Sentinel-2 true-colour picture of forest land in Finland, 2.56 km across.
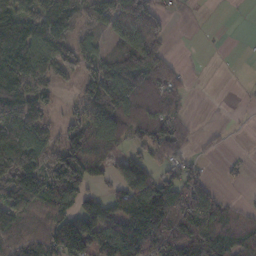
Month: November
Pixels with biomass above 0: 68%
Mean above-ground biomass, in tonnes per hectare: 94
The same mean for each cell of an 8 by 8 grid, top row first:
147 153 109 114 135 11 0 1
202 133 79 46 141 4 0 1
208 93 79 168 131 51 0 1
162 64 63 185 97 49 0 4
197 111 126 87 82 81 16 0
179 158 160 47 99 74 26 17
153 116 90 81 174 112 132 29
74 115 175 153 163 110 124 102
